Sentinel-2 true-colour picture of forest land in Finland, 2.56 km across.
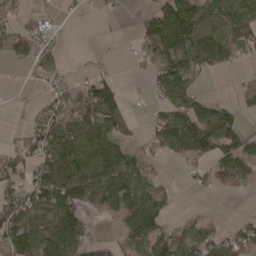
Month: April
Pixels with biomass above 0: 64%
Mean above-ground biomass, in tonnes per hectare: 64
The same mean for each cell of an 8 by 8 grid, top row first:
33 15 8 9 29 150 87 92
67 28 1 2 47 142 135 62
1 31 23 35 20 116 14 23
4 66 81 92 7 83 79 57
31 95 108 90 29 76 122 79
61 108 130 134 64 4 36 61
114 124 98 89 124 17 4 1
118 146 78 22 93 84 79 65
